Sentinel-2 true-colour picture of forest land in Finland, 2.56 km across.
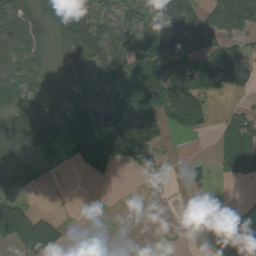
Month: August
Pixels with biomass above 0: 62%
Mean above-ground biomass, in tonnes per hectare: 69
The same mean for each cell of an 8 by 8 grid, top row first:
83 87 109 70 94 95 57 86
81 61 115 103 113 117 89 71
58 67 80 99 153 170 159 115
74 88 118 104 158 99 46 43
102 67 147 144 216 22 0 80
51 5 21 41 34 20 40 34
58 3 1 5 4 1 32 3
58 73 1 44 1 5 19 30
